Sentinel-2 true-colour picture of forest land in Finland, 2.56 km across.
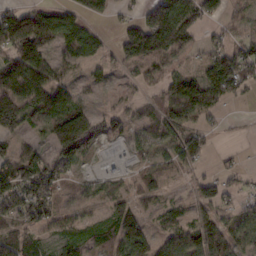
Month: February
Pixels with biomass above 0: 75%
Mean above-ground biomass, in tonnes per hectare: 68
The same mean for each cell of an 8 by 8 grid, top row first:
94 99 57 34 69 135 51 29
118 68 60 30 157 97 42 64
130 120 26 23 45 71 94 81
173 122 95 55 42 82 53 1
39 61 149 33 47 69 41 10
130 110 28 47 60 40 35 20
98 73 41 54 54 24 59 39
101 39 44 73 89 65 111 61
